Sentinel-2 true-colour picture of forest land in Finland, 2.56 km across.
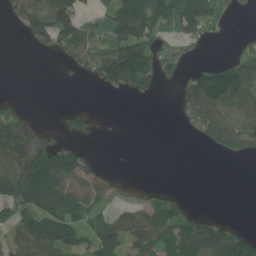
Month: June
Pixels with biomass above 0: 48%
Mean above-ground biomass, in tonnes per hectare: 69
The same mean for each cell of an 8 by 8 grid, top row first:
55 136 75 93 156 147 104 3
0 42 90 102 139 41 6 16
0 0 14 112 107 31 132 136
47 0 58 2 0 21 149 93
145 80 38 0 0 0 62 104
170 183 89 29 0 0 0 0
122 144 110 45 65 73 5 0
79 138 88 134 99 93 124 100
